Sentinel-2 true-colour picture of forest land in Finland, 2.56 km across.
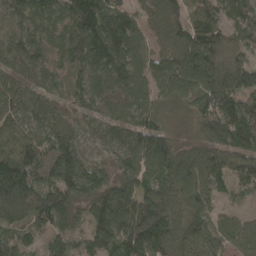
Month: April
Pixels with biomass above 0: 95%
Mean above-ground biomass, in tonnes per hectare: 105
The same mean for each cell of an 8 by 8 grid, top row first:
68 87 159 120 75 98 121 130
84 76 125 142 88 115 155 81
80 65 68 101 91 156 130 110
83 86 60 58 95 26 128 154
83 97 72 75 131 71 101 138
158 88 163 72 121 145 130 82
170 139 70 159 158 112 83 30
65 59 50 141 203 136 104 100
